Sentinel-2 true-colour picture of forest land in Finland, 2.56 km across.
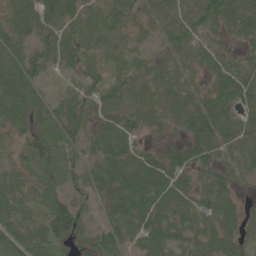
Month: June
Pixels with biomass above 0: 87%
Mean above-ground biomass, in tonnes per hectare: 48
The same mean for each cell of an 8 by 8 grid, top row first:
46 55 57 58 36 36 60 59
51 43 54 46 23 42 28 17
96 29 33 45 43 44 26 55
74 46 56 57 41 32 62 31
31 45 49 62 17 21 56 33
36 44 61 70 65 54 27 28
65 62 64 53 83 45 37 36
88 66 42 60 54 49 41 37
